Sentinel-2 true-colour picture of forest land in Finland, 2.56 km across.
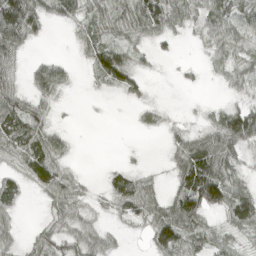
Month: April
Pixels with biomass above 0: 67%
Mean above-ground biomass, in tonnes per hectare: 40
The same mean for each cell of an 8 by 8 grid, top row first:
119 43 34 43 109 56 53 52
52 1 17 64 19 10 29 38
21 61 5 66 22 2 9 33
63 23 1 1 14 3 12 65
61 58 1 0 0 30 56 79
32 74 15 31 24 47 136 28
35 21 28 23 63 81 81 112
23 47 44 21 10 104 38 26
